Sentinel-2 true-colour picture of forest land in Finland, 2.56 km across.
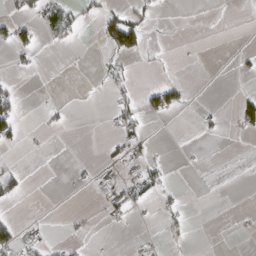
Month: March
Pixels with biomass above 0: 14%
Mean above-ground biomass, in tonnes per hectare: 12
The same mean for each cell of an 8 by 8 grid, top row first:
23 39 25 40 27 1 2 1
38 6 2 75 46 1 0 3
9 0 0 21 0 15 0 4
34 7 0 16 38 31 7 42
17 2 0 11 21 0 1 1
15 0 5 8 33 2 0 0
2 0 1 22 10 13 0 1
43 10 7 0 6 5 0 3
